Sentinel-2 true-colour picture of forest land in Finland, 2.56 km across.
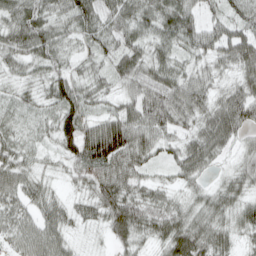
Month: April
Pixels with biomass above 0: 95%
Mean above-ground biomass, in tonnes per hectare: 56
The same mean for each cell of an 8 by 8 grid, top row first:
63 56 72 63 63 77 32 53
61 66 33 52 51 48 54 79
28 56 52 41 69 65 46 50
33 37 78 46 84 78 61 89
44 22 106 157 74 38 74 33
63 24 43 88 39 35 25 44
55 48 33 86 72 50 54 52
45 71 12 40 38 89 75 33
